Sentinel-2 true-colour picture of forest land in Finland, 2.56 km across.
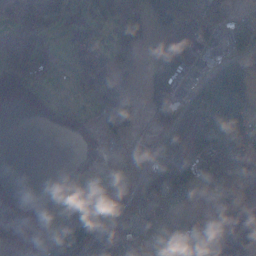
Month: December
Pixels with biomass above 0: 62%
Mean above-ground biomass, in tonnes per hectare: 72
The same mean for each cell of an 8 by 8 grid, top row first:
109 104 63 54 93 227 142 47
121 64 69 66 28 192 83 92
89 21 54 112 68 145 106 165
7 57 45 123 62 67 141 130
0 0 22 15 18 59 110 95
2 3 60 19 42 136 30 120
47 40 96 53 54 16 9 55
36 29 142 91 39 75 54 110
